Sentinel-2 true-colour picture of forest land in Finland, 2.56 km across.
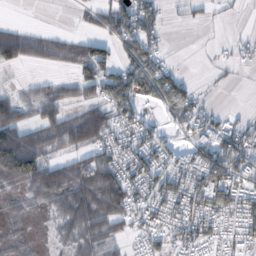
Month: October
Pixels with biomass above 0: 62%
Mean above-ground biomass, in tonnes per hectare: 47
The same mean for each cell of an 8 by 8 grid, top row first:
0 0 11 78 75 5 12 3
91 45 45 42 71 1 2 17
6 23 62 88 80 54 3 4
59 64 43 66 25 45 31 8
139 61 63 52 56 23 62 69
106 91 59 74 69 58 82 56
12 25 87 78 45 64 71 63
10 6 50 49 31 41 50 45
